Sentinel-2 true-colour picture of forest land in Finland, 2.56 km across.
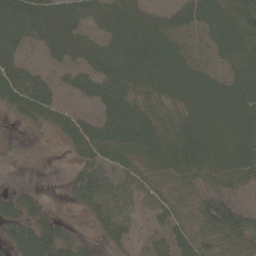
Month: June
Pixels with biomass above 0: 89%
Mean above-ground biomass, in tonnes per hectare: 55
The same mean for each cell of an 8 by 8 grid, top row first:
88 77 63 67 64 53 59 69
66 56 57 67 86 62 27 36
68 37 46 75 75 85 64 58
32 58 38 76 77 65 96 84
10 5 54 74 81 81 94 77
7 3 42 41 40 55 50 57
60 20 21 51 28 50 67 54
70 86 28 29 22 54 54 56
